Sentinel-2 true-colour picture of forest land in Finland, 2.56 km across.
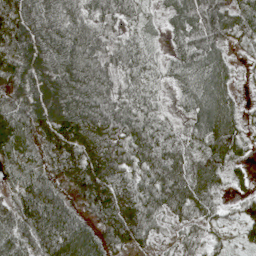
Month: May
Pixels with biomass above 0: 93%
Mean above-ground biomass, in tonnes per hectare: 79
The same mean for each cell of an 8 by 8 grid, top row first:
119 97 69 57 29 54 99 66
112 116 108 51 43 42 87 24
86 121 114 69 55 44 90 19
84 121 128 111 69 26 102 46
82 81 115 116 109 73 87 63
50 71 120 115 84 107 95 26
84 116 62 123 100 89 57 42
85 103 106 83 72 46 36 35
